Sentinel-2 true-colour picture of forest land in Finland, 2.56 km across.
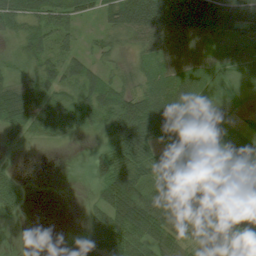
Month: August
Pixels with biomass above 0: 77%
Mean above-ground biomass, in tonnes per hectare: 45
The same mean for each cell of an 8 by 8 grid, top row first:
60 50 33 51 106 103 93 94
19 44 20 30 44 67 42 39
26 42 43 23 25 42 40 19
65 54 50 54 60 58 17 15
12 10 4 55 74 31 17 57
24 1 0 75 52 35 58 47
31 0 7 76 104 77 69 86
2 0 53 81 60 34 48 45
